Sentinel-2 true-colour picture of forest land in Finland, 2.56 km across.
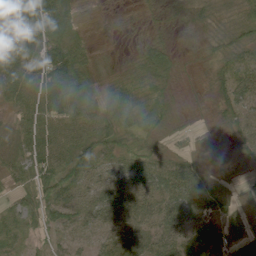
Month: June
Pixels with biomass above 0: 95%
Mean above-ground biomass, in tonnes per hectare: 50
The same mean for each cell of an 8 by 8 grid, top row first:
67 90 25 11 20 14 31 30
75 95 44 10 42 28 31 49
78 100 72 32 50 34 27 62
41 88 70 70 60 34 17 41
45 74 74 56 37 26 19 33
51 71 61 52 69 74 52 21
51 71 58 53 60 66 57 39
40 32 35 52 55 53 75 49
